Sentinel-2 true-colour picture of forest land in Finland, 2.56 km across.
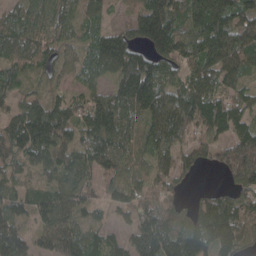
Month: April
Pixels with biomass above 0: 89%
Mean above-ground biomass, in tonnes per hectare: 92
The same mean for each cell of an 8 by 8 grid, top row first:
61 63 50 21 140 102 201 130
86 64 45 131 86 135 184 169
56 32 43 61 158 76 110 85
70 117 65 118 121 168 143 96
98 117 75 97 88 85 67 158
39 43 66 70 72 86 2 113
60 96 70 52 112 76 112 95
98 66 94 52 138 113 127 83
